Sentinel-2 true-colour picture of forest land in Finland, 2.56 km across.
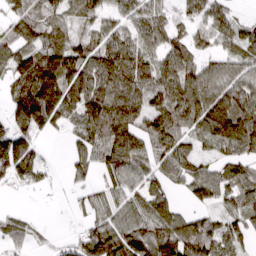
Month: March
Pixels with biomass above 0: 81%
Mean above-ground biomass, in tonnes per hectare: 96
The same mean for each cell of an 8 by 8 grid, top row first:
84 73 73 70 96 64 98 28
112 120 96 132 98 100 69 92
112 176 148 151 109 124 115 96
116 158 124 149 107 124 170 162
154 9 66 126 91 100 71 122
94 28 41 78 86 72 102 87
19 6 33 88 99 67 67 92
74 27 86 164 120 144 120 71
